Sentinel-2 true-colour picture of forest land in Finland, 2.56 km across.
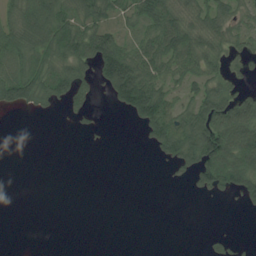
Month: July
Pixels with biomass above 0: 48%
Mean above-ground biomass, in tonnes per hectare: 48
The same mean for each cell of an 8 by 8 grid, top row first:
63 115 73 53 81 77 68 44
80 78 105 98 74 96 61 31
105 96 84 117 112 49 61 21
21 15 37 10 126 71 105 107
0 0 1 1 19 119 165 141
0 0 0 0 0 18 96 126
0 0 0 0 0 0 0 11
0 0 0 0 0 0 14 9
